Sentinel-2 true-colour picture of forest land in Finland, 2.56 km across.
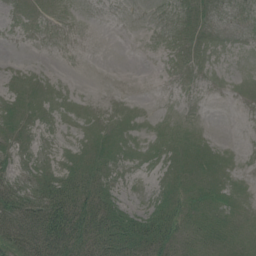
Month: July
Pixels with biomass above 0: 58%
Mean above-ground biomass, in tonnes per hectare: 15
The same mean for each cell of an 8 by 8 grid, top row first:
4 6 0 0 0 7 12 3
0 0 0 0 0 9 5 0
11 9 0 0 0 2 1 2
21 14 9 7 3 1 0 0
17 5 15 21 11 18 11 1
19 21 29 15 3 15 23 6
49 62 55 29 13 24 20 14
50 72 48 42 39 27 24 19
